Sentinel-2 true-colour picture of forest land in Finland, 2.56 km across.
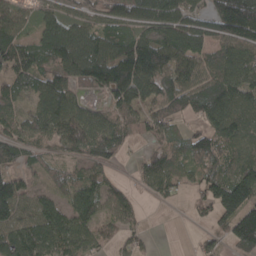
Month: April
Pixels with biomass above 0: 81%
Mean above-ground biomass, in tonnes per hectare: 86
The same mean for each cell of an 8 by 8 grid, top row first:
75 63 57 49 38 104 67 153
114 108 149 117 136 141 115 101
77 87 99 170 148 107 104 105
60 105 88 86 84 83 126 106
95 66 111 113 30 53 100 85
57 33 60 34 63 74 82 120
66 84 100 70 14 10 75 170
93 88 91 57 28 0 35 125
